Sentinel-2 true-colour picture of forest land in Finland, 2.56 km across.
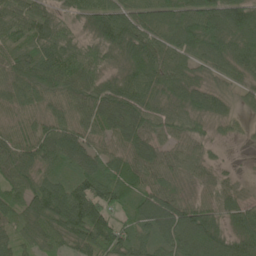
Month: June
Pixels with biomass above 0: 94%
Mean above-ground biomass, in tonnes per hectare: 75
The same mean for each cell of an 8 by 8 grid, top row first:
88 84 58 92 63 81 108 105
70 106 89 103 102 70 85 85
80 94 96 58 88 78 48 43
44 55 58 89 84 61 70 23
67 85 78 51 79 56 38 9
68 59 76 78 68 45 36 18
63 115 135 85 80 84 59 59
61 64 82 132 71 108 155 82
